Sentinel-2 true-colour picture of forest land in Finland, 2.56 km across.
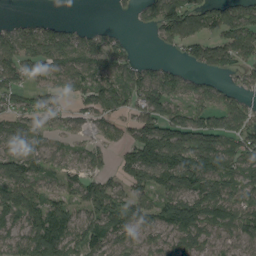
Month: August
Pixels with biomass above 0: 77%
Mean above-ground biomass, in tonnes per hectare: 78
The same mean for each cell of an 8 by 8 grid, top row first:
9 14 1 5 36 126 91 104
107 108 84 75 1 43 85 108
86 59 68 86 92 61 38 30
70 56 43 81 88 69 88 78
67 43 37 46 178 154 130 88
106 51 58 44 101 157 127 80
116 95 63 102 82 135 115 80
72 155 91 89 55 67 63 68
